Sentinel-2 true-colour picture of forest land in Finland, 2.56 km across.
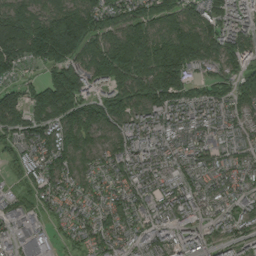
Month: August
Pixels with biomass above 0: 92%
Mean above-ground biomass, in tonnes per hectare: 112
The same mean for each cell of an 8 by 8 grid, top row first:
130 116 178 116 134 128 120 105
165 229 182 176 216 235 143 113
63 122 168 212 178 206 77 97
130 152 169 134 115 114 97 85
68 136 131 81 110 72 69 65
30 97 73 79 119 86 76 85
69 48 69 84 75 109 59 72
71 62 58 87 73 90 60 74
